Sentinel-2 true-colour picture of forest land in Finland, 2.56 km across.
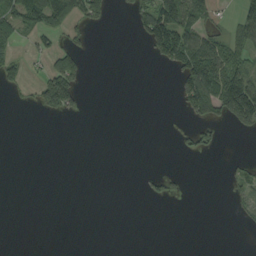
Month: September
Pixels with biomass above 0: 22%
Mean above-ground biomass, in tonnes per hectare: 25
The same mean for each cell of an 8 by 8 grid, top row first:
81 87 53 15 56 112 32 49
22 23 28 0 16 129 84 45
21 75 43 0 0 28 109 115
2 30 16 0 0 7 78 149
0 0 0 0 0 8 22 0
0 0 0 0 9 15 0 25
0 0 0 0 0 0 0 22
0 0 0 0 0 0 0 0
